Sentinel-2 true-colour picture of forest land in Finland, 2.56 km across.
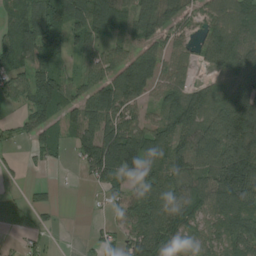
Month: August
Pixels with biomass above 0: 76%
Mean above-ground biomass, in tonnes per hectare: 81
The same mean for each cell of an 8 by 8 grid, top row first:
98 139 116 129 67 65 55 90
119 122 58 50 65 42 62 97
60 119 48 111 154 60 33 118
20 117 84 119 41 108 103 167
18 76 77 167 132 95 134 162
10 5 15 106 104 100 100 174
4 26 0 29 97 90 81 108
9 19 8 28 116 75 67 109
